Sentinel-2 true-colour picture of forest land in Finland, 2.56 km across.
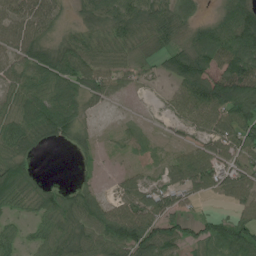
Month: July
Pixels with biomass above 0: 80%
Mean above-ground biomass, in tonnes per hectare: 58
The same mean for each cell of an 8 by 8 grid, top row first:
68 59 30 76 72 68 20 135
68 58 62 53 32 49 107 136
52 81 76 51 21 53 109 135
68 107 54 7 4 30 83 85
80 31 30 10 20 16 45 71
86 7 12 9 23 43 70 54
40 70 79 58 79 43 3 37
41 69 73 98 110 67 60 93
